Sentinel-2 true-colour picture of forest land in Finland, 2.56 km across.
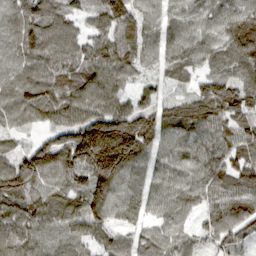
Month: March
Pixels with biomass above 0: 95%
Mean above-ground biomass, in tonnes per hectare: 91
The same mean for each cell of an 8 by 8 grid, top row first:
80 94 52 114 74 64 78 96
79 94 70 76 76 88 68 103
79 100 90 96 47 44 90 92
84 91 97 132 109 112 148 134
30 91 208 241 117 66 82 102
123 90 102 154 62 68 100 110
95 88 101 86 54 75 71 101
93 77 70 67 57 75 69 66
